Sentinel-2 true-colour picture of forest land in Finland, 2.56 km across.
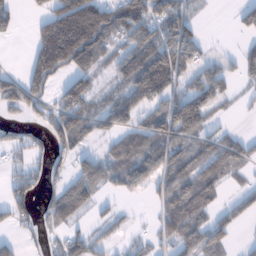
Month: January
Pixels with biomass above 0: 62%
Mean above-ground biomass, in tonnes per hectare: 76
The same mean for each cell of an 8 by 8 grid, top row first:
46 89 221 157 129 100 11 47
0 199 256 88 130 153 24 29
46 124 89 41 150 91 89 38
45 61 108 97 67 134 78 11
57 60 48 55 83 99 71 72
53 56 89 62 72 86 100 31
75 49 78 18 7 100 76 54
25 30 69 28 25 75 92 10
